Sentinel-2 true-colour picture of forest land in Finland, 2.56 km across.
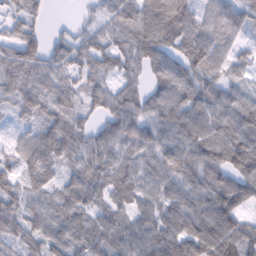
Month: February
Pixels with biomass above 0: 91%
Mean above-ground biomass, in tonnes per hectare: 79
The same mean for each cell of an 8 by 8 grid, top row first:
62 28 10 71 104 128 71 81
104 70 72 75 89 93 106 43
103 76 72 54 43 102 91 45
57 72 57 71 69 103 90 103
51 110 82 76 94 96 98 110
86 96 78 74 70 81 77 89
86 77 76 63 55 82 89 72
78 96 74 76 76 86 113 92
